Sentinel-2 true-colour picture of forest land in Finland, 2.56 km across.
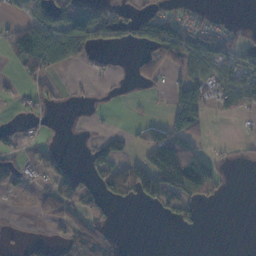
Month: November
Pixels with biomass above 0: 41%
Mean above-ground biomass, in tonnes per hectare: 39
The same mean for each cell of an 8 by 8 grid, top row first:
21 68 112 68 62 36 10 1
67 102 77 23 50 114 89 55
14 27 5 9 23 37 61 92
8 13 5 3 5 82 32 38
27 16 8 29 34 101 16 4
44 37 40 65 98 148 102 0
3 36 44 16 12 55 6 0
6 23 68 27 0 0 0 0
